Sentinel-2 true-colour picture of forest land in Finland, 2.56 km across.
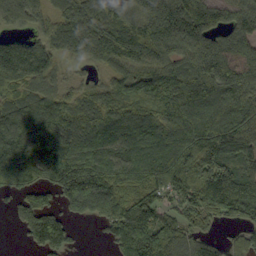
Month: September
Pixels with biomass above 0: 88%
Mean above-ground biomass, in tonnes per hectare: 156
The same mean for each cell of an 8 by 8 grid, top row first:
127 85 190 168 203 264 213 163
113 110 108 168 171 164 189 138
140 104 37 87 121 158 193 174
160 186 152 145 134 154 178 189
212 264 159 149 153 193 259 203
196 187 271 170 171 208 257 143
71 132 148 182 171 87 154 147
9 185 13 85 180 161 101 72
